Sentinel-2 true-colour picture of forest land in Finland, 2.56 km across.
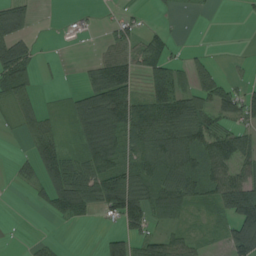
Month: August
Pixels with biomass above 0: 58%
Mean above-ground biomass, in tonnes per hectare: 51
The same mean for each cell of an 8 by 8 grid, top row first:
68 0 8 10 7 6 1 3
61 1 0 31 53 13 7 2
62 4 11 128 50 79 60 16
47 22 78 159 98 113 76 78
2 65 55 105 65 109 89 76
13 68 82 120 66 89 77 72
0 28 70 87 84 59 28 119
1 12 0 54 58 46 16 104
